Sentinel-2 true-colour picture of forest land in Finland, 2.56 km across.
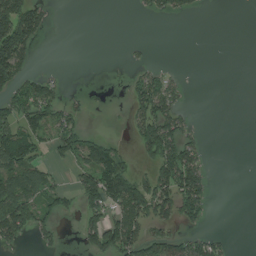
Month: July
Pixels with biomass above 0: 40%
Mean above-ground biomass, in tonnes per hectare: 48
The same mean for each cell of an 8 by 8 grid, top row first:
153 35 0 0 8 25 1 0
159 0 0 0 6 0 0 0
102 53 0 1 49 17 0 0
86 84 30 6 78 55 0 0
136 47 95 50 67 98 10 0
99 55 59 142 43 131 35 0
163 59 62 91 125 100 30 0
55 21 26 105 101 69 53 0
